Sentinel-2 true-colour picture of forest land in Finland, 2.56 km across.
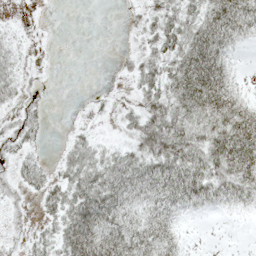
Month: May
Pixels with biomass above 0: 62%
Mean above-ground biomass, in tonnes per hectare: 32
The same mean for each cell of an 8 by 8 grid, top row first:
1 3 0 0 22 41 59 66
14 2 0 2 14 43 75 17
24 3 0 3 33 58 83 12
17 9 2 5 43 55 69 57
29 5 23 12 43 60 55 73
24 23 47 54 56 60 57 63
14 25 65 59 39 36 23 19
9 29 77 60 51 25 0 0
